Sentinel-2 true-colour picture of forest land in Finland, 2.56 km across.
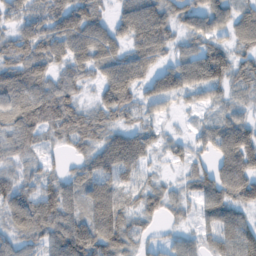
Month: February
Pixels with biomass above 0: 85%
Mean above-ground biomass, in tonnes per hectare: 51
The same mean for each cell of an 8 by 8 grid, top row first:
32 53 64 30 74 48 67 50
57 59 67 54 72 29 52 39
50 53 36 65 49 74 79 41
59 79 50 57 28 15 18 29
48 17 43 67 45 21 41 90
32 34 44 64 24 12 58 90
69 79 51 76 40 23 51 46
48 61 101 82 26 29 39 83
